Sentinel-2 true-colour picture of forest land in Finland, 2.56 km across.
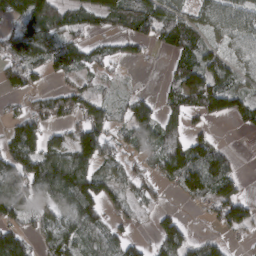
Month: March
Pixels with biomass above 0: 67%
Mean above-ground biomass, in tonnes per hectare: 73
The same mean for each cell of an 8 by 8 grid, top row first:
105 131 78 99 94 81 58 92
97 92 71 35 31 78 61 52
92 28 35 17 2 80 130 62
25 70 83 54 55 60 102 82
113 76 121 46 61 89 84 1
108 137 147 57 50 121 152 38
98 72 127 51 36 17 43 94
109 66 80 67 26 108 37 15
